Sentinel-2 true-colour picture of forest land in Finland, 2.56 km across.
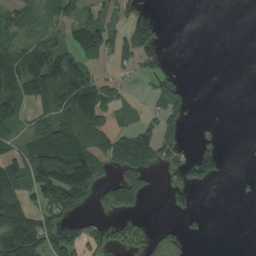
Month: August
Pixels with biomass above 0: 46%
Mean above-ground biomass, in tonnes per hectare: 58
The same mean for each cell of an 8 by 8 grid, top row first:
66 26 65 38 64 0 0 0
56 88 79 54 65 0 0 0
114 140 146 36 18 32 0 0
61 77 161 49 30 54 0 0
50 134 122 113 112 64 7 1
102 178 221 47 59 35 62 8
127 103 52 54 18 32 7 0
200 115 65 43 44 29 6 0
